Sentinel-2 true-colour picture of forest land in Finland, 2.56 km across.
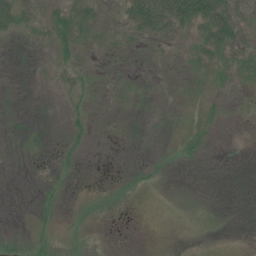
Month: July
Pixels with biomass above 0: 18%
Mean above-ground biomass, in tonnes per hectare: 6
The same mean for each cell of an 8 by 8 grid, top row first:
27 10 22 5 56 57 51 30
1 4 12 4 6 5 27 22
0 1 6 1 1 1 5 6
1 0 5 1 0 0 2 0
0 0 5 0 0 1 1 0
0 1 1 0 4 0 0 0
0 5 0 0 0 0 1 0
3 5 1 0 0 0 0 0
